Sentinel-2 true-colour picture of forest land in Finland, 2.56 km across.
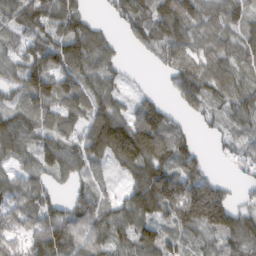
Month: February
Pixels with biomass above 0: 83%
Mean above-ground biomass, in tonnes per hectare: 70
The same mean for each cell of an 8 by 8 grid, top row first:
68 82 66 28 71 115 62 70
42 93 102 41 37 86 62 66
50 107 81 48 4 68 86 52
60 61 60 79 99 34 55 58
76 73 66 132 161 86 13 41
54 56 44 18 88 109 70 23
75 79 81 49 94 102 199 51
46 98 88 72 81 52 42 81
